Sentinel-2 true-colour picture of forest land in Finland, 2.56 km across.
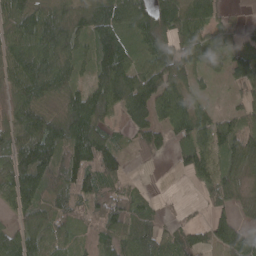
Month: April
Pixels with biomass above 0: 81%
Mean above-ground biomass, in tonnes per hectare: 79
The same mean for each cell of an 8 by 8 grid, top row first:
88 93 83 113 97 112 78 25
90 116 70 157 93 85 64 52
81 125 48 135 87 75 27 59
67 70 128 63 89 103 42 50
88 164 146 67 58 46 108 126
117 114 111 76 4 10 78 66
67 63 45 102 60 8 32 34
92 85 26 66 87 71 56 91
